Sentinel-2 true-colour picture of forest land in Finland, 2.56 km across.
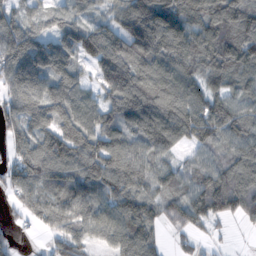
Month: November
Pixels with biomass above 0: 88%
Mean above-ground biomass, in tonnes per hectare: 123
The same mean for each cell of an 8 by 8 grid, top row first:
109 85 76 86 239 206 170 168
217 142 107 129 167 177 152 178
170 140 62 148 138 141 101 100
131 134 146 119 185 156 132 119
95 146 167 147 121 94 106 110
113 159 145 188 117 93 114 83
46 126 124 122 129 113 142 78
25 38 104 99 130 26 26 1
